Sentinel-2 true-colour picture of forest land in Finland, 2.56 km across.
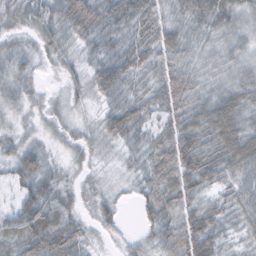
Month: February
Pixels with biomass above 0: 93%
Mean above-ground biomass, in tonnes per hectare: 40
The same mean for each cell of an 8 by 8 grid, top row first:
38 42 67 57 58 36 64 41
25 36 23 34 47 52 29 32
31 8 30 65 30 72 33 44
22 23 17 44 44 53 64 61
24 15 33 24 31 72 58 77
32 34 21 12 34 62 50 46
34 39 25 32 33 46 44 41
49 67 38 15 24 55 59 22
